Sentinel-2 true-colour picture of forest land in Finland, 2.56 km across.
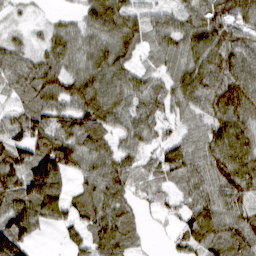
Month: March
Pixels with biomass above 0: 89%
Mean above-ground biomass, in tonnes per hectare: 76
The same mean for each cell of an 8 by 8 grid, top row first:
12 12 43 113 55 58 85 81
48 55 63 85 43 76 112 88
81 104 89 99 55 81 108 109
53 90 102 104 83 56 81 118
88 113 99 66 56 66 88 109
96 138 59 93 48 65 82 111
100 95 64 93 30 35 81 65
118 6 39 91 19 44 86 75
